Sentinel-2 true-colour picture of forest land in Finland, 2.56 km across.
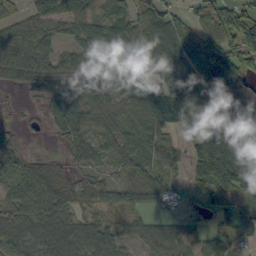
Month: September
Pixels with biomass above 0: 82%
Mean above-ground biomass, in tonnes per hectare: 68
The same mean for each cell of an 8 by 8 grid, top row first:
43 71 79 72 54 54 57 121
71 52 67 116 100 102 100 148
46 73 74 78 105 164 137 114
5 39 72 53 41 104 48 74
32 4 52 58 77 37 104 96
70 60 26 29 73 36 89 115
64 80 39 45 57 18 36 46
92 77 81 65 46 52 41 43
